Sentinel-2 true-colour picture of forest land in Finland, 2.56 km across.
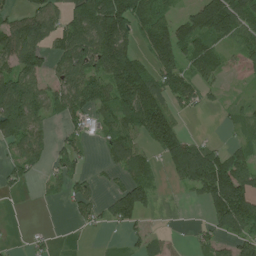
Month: July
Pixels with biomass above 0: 61%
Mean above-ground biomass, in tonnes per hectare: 78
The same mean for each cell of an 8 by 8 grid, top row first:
62 111 101 196 113 55 185 146
147 90 131 161 57 145 100 52
134 68 107 135 152 125 56 11
181 78 72 95 205 66 14 39
77 39 36 61 51 140 42 33
36 31 37 24 78 75 175 109
1 3 49 60 69 4 64 140
3 15 2 1 44 14 44 66
